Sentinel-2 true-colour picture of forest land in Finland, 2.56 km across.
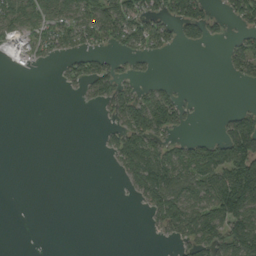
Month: September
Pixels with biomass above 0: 41%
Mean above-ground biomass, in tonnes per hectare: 43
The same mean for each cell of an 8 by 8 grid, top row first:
76 74 78 96 78 90 59 69
28 48 51 36 48 25 12 58
0 0 55 67 20 7 0 29
0 0 1 41 121 83 1 42
0 0 0 43 101 50 62 124
0 0 0 4 107 90 87 151
0 0 0 0 30 103 89 96
0 0 0 0 2 31 81 110
